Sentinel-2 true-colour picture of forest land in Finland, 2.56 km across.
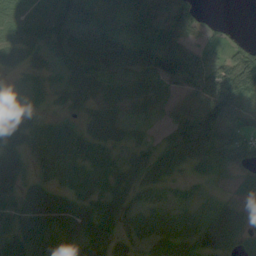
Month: August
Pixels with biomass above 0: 87%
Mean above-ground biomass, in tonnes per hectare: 56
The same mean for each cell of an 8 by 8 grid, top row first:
73 88 97 58 62 65 14 0
64 60 101 112 80 90 40 46
5 15 81 56 54 68 87 154
39 12 32 42 31 52 112 71
54 52 51 36 34 61 94 70
54 33 16 32 44 29 38 31
70 91 59 52 31 29 23 41
96 85 83 51 29 29 74 48
